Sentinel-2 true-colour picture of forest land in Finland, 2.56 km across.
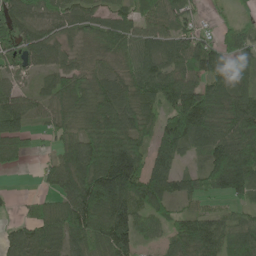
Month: June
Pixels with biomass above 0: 86%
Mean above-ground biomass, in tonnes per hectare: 87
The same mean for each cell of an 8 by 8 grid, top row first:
96 72 73 63 67 77 18 28
90 92 39 70 80 89 79 96
41 52 80 81 103 103 104 88
102 55 68 108 92 125 131 118
71 23 106 138 71 114 95 110
8 41 151 200 122 81 112 149
12 51 179 168 89 51 29 34
69 101 132 151 41 71 113 86
